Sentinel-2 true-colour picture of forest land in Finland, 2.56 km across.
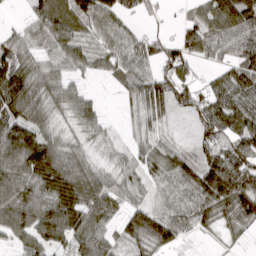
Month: March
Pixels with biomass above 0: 86%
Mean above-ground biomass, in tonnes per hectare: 72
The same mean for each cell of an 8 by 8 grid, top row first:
6 93 95 78 26 9 103 145
73 54 60 61 62 71 61 69
139 79 30 27 82 93 31 104
101 64 71 4 71 55 94 106
126 99 46 32 47 32 73 80
97 122 91 54 48 77 111 106
105 102 107 69 61 61 88 90
53 78 76 57 91 64 12 17
